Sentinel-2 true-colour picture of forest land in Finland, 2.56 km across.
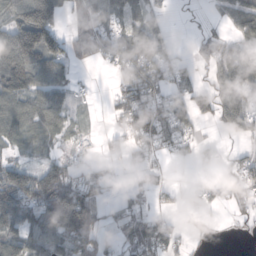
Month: October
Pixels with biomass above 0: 65%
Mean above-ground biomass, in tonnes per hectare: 56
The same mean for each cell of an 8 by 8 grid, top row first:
93 151 53 55 50 3 13 94
155 132 42 72 93 20 49 82
102 88 15 15 95 47 33 84
83 85 15 22 84 58 42 77
40 31 12 14 42 37 18 12
80 77 55 16 28 2 23 32
90 137 184 16 35 19 25 19
79 85 98 22 87 47 7 4
